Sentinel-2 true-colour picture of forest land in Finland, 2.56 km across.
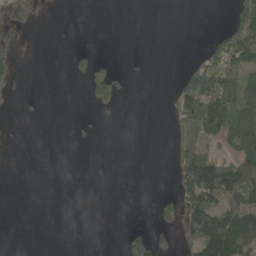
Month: May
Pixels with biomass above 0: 28%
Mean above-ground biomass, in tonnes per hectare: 37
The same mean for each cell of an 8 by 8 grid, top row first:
80 9 0 0 0 0 0 95
57 0 6 0 0 0 47 146
38 0 15 77 1 35 121 78
6 1 2 17 0 57 139 74
0 0 3 0 0 41 55 80
0 0 0 0 0 65 163 133
0 0 0 0 0 82 147 131
0 0 0 0 52 44 166 132
